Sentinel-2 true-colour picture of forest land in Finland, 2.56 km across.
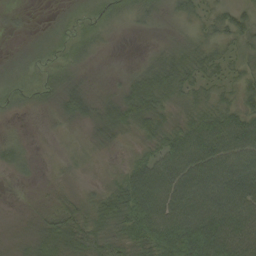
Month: September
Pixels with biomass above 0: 86%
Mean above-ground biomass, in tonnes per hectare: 36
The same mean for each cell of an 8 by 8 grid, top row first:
5 4 16 21 24 23 23 31
9 16 24 5 6 28 28 27
19 25 20 10 51 42 27 27
9 12 39 44 61 27 40 42
18 2 11 20 22 58 78 73
12 7 9 12 68 82 76 82
3 21 31 46 88 81 83 79
13 42 46 42 61 89 100 80
